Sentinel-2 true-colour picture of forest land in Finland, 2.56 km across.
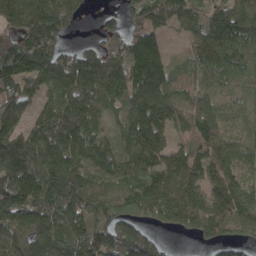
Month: April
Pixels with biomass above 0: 89%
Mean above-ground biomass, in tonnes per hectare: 124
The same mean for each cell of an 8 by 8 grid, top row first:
166 195 53 33 135 117 101 126
148 133 63 82 110 15 127 74
180 163 189 165 117 62 55 34
146 114 187 74 133 88 109 38
177 197 163 97 171 53 138 73
187 140 149 149 151 161 140 96
177 132 174 125 153 181 165 159
129 140 155 148 128 15 93 100
